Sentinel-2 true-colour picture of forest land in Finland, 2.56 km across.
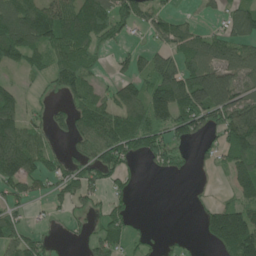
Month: June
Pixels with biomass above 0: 62%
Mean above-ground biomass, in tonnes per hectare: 76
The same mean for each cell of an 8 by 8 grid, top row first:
138 138 146 105 69 44 21 97
129 99 106 31 35 79 103 85
20 36 90 37 72 132 143 86
102 38 81 100 120 132 159 130
137 42 62 123 83 75 32 138
116 67 71 73 12 21 8 98
49 25 42 56 0 0 41 108
91 28 21 69 26 12 44 178
